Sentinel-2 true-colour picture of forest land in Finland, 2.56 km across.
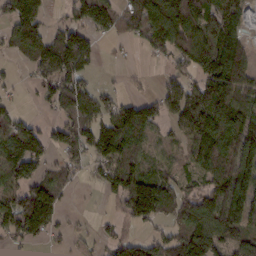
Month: February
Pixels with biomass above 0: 69%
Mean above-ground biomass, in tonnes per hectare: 82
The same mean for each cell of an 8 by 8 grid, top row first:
117 39 65 83 127 164 104 77
88 154 161 10 39 120 124 110
13 68 88 5 6 46 106 139
32 18 105 83 100 73 139 134
98 62 91 134 47 30 130 115
95 53 22 79 84 51 86 125
124 137 4 16 145 84 129 125
50 37 13 35 53 68 127 74
